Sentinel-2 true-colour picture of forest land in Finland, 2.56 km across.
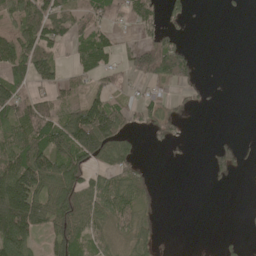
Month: May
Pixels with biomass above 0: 53%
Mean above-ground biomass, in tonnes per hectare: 58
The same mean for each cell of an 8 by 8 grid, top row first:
77 118 62 50 70 25 0 4
98 90 56 59 73 75 0 0
77 59 37 40 51 70 7 0
100 75 105 133 49 31 7 0
98 107 153 111 12 25 6 23
159 128 101 74 34 0 20 12
187 106 115 83 37 0 0 2
149 58 87 48 44 0 0 15
